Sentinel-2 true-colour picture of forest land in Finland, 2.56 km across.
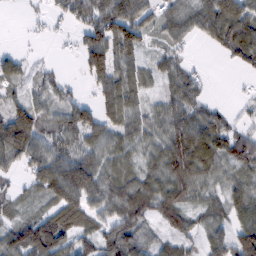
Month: February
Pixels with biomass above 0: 79%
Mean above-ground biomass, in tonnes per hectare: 59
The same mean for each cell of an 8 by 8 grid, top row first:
1 20 70 116 64 53 85 98
10 2 58 110 48 39 18 98
45 16 15 90 40 62 12 4
67 48 67 57 52 74 54 16
118 69 61 52 52 95 91 88
31 101 114 66 62 86 55 49
26 50 93 66 66 72 43 58
75 113 58 74 57 48 20 85
